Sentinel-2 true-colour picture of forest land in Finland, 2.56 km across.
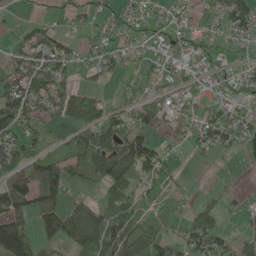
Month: May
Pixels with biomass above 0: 69%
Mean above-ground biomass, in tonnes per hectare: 57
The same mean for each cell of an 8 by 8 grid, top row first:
7 18 35 32 42 28 27 99
37 85 36 45 37 47 42 30
80 90 32 22 33 49 41 51
103 55 111 60 70 49 56 50
75 36 84 97 95 16 62 50
75 111 59 118 72 29 3 4
78 78 53 77 40 26 33 22
127 48 88 127 88 48 107 40
